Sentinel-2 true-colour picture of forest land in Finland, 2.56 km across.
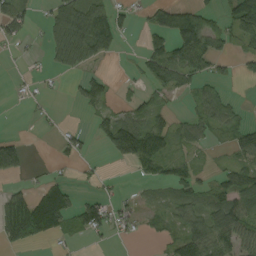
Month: September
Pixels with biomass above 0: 49%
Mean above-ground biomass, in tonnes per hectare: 47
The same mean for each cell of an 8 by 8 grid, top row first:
68 35 113 67 17 74 36 129
10 41 132 44 35 85 79 39
3 7 32 16 38 69 44 15
0 7 14 40 57 16 53 18
48 0 28 80 123 41 22 58
37 14 7 5 30 49 18 65
101 167 58 31 24 49 66 93
78 43 13 15 9 50 106 78
